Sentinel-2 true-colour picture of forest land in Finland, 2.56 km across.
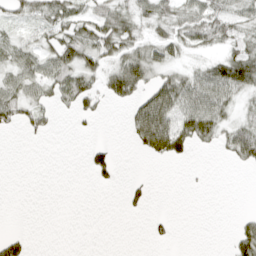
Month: April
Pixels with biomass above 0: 46%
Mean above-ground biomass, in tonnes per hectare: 28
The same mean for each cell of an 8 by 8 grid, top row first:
24 51 37 57 33 39 53 35
37 38 63 47 38 35 23 39
39 51 50 51 47 47 66 88
48 27 27 3 73 72 71 20
0 3 1 13 48 69 24 72
0 0 1 21 3 0 1 1
0 0 0 0 14 0 0 1
26 0 0 0 4 9 0 49
